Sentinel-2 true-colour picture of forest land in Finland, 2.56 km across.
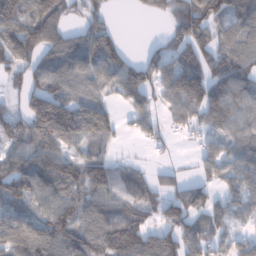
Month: January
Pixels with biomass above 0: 79%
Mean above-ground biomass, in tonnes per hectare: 92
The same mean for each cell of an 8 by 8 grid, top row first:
141 128 57 33 18 93 131 96
130 98 122 116 26 87 97 92
37 82 86 105 119 112 129 105
58 228 143 64 67 60 113 89
86 132 77 43 26 15 53 83
131 139 136 108 47 41 55 81
101 97 110 86 69 104 99 65
114 134 123 131 117 116 80 50
